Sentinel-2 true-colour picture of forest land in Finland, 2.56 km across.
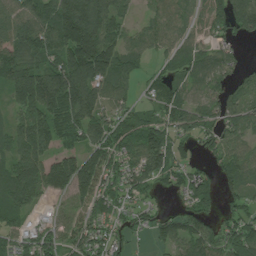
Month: July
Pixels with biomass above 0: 82%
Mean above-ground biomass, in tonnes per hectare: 90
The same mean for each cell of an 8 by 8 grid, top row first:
91 109 219 144 25 65 82 142
97 103 217 128 61 60 56 30
113 146 170 112 41 61 73 44
67 147 162 77 77 92 62 75
86 99 70 130 136 84 52 60
120 130 144 90 109 78 77 65
107 19 59 86 59 30 85 57
69 72 73 71 21 83 89 125
